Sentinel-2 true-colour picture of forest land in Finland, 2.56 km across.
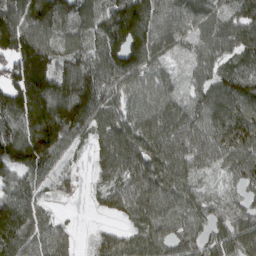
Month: March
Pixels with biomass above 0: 92%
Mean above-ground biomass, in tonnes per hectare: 105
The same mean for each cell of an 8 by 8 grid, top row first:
142 181 137 153 183 111 104 98
163 119 98 167 158 67 90 95
122 162 182 139 87 42 79 100
146 192 172 80 79 75 91 96
149 174 37 72 103 110 127 116
83 65 28 73 117 90 58 80
156 38 3 66 106 86 79 71
159 120 16 80 86 93 84 109
